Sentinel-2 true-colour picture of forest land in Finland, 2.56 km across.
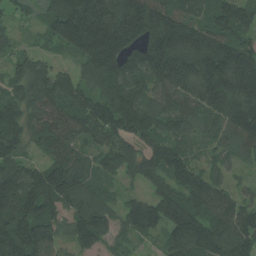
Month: July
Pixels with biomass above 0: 93%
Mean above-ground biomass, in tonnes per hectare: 157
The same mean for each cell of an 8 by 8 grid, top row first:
50 114 321 246 276 184 128 166
63 33 190 273 207 265 264 180
110 152 124 177 143 192 251 250
151 158 165 177 157 136 162 228
160 118 120 141 119 110 72 149
150 186 154 65 134 134 115 28
226 157 137 97 163 186 146 115
274 144 129 77 45 150 194 153
